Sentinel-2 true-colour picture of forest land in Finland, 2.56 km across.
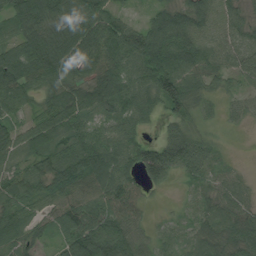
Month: August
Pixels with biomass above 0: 90%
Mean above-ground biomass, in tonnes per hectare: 65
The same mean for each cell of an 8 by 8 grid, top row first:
86 116 132 57 20 72 64 31
89 129 100 88 102 100 55 39
110 78 62 108 83 98 49 34
43 69 82 51 63 53 20 28
60 80 83 71 63 86 38 1
56 79 83 95 70 40 38 22
69 45 73 82 24 8 37 48
73 28 112 122 44 27 59 60
